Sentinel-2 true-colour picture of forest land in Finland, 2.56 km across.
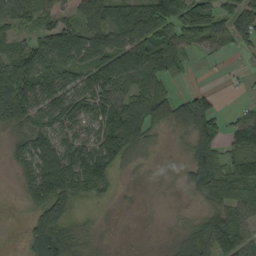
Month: September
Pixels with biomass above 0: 74%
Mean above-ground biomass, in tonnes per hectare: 79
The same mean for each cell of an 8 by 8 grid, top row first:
82 74 104 137 133 99 98 88
60 112 117 120 155 102 46 34
174 111 86 132 100 38 1 6
121 102 84 141 101 60 116 33
48 114 96 151 57 9 76 88
33 165 156 80 4 11 134 59
1 113 27 5 2 3 65 95
1 150 61 4 1 26 136 110
